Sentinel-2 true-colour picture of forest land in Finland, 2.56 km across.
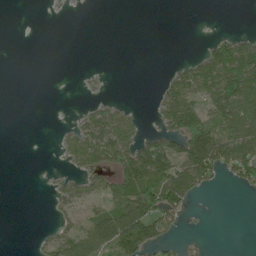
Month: June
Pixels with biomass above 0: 36%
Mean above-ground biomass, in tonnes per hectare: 41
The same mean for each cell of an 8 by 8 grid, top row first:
0 4 0 0 0 0 0 0
0 0 0 0 0 0 32 79
0 0 4 1 0 62 103 137
0 0 16 55 8 117 66 122
0 0 77 103 69 67 150 119
0 7 51 73 140 134 82 64
0 8 55 72 124 74 3 0
0 30 86 110 112 22 9 0
